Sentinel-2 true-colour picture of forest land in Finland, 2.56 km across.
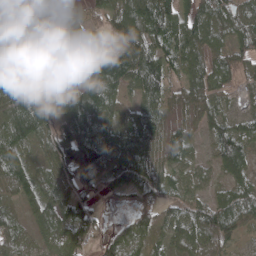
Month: April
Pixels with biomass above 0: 86%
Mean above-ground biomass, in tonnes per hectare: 64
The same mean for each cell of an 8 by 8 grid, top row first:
59 91 42 61 110 91 65 66
61 82 118 55 83 75 61 48
46 47 90 111 115 40 77 29
107 61 115 71 65 30 48 23
72 40 156 78 76 51 32 79
68 61 121 63 64 42 28 53
29 57 65 8 50 40 58 70
53 39 68 49 47 41 66 28
